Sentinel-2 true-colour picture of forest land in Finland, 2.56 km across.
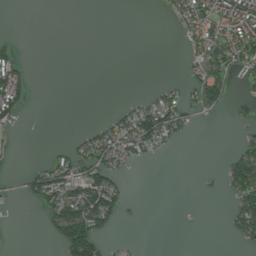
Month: July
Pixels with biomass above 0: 30%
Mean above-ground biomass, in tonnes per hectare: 37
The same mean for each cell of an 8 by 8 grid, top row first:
0 0 0 0 0 55 114 162
23 0 0 0 0 1 120 141
97 0 0 0 0 10 110 27
57 0 0 15 94 90 36 18
7 3 42 95 91 22 0 29
6 88 83 70 0 0 2 108
6 70 112 76 2 0 0 67
0 12 154 18 1 0 0 30
